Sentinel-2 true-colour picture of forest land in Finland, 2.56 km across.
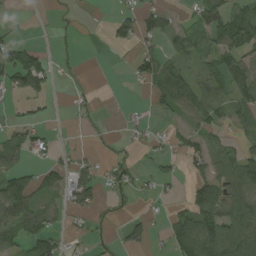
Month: August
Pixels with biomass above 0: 46%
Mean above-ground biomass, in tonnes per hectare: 41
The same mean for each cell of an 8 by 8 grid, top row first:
13 1 3 21 52 18 70 61
66 9 5 13 33 34 51 87
76 53 4 0 47 90 61 94
10 12 11 0 10 45 65 76
55 21 2 9 17 22 49 34
63 53 68 40 16 21 61 102
84 31 48 17 6 17 117 76
42 61 15 10 43 68 97 77
